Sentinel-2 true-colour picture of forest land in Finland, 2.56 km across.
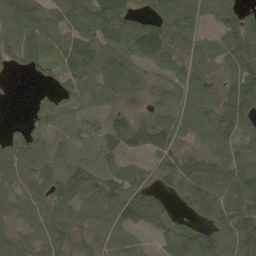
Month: May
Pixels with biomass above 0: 88%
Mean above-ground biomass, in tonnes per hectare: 85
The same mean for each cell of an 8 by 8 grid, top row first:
110 87 88 112 56 119 77 79
107 87 99 84 106 102 76 116
7 39 81 87 62 83 80 125
0 58 48 63 52 83 78 132
60 60 67 88 104 93 60 89
77 87 91 90 73 116 150 139
72 73 87 91 126 44 116 118
83 79 67 81 26 108 116 113
